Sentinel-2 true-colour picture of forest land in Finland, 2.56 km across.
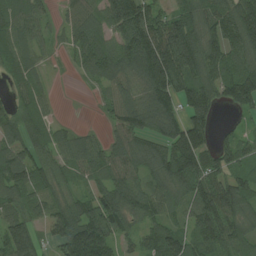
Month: July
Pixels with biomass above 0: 86%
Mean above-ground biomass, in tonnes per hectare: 107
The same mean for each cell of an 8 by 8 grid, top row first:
80 41 87 128 160 105 137 188
96 36 93 92 227 207 141 139
62 24 21 97 148 160 134 162
83 48 0 63 140 106 118 67
102 91 89 80 95 151 82 90
127 102 61 93 92 152 135 90
99 91 103 139 97 62 163 111
172 63 194 118 79 105 127 104
